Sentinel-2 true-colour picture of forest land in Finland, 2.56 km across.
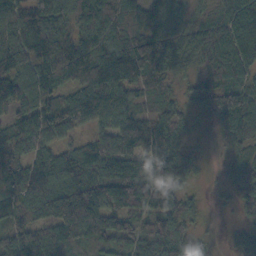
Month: October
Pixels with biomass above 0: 91%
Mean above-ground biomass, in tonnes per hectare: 87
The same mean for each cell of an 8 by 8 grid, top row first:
106 123 86 88 58 49 35 82
99 127 101 101 131 69 87 92
101 92 98 129 80 36 47 63
86 118 117 104 47 52 46 128
99 67 50 105 128 67 5 69
102 96 126 141 141 98 7 67
69 129 205 106 83 84 13 50
110 105 86 90 99 115 30 55
